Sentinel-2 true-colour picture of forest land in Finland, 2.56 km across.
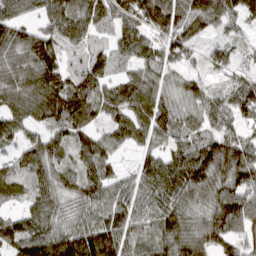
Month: March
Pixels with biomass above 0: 93%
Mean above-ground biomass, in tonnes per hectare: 84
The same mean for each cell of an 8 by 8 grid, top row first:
76 73 109 76 50 70 108 74
123 103 53 51 79 79 27 24
87 105 95 65 86 50 47 61
89 112 148 76 106 103 90 97
53 85 76 67 63 70 93 93
74 74 85 54 72 113 124 104
37 81 61 83 60 94 90 104
106 136 167 132 70 124 100 69
